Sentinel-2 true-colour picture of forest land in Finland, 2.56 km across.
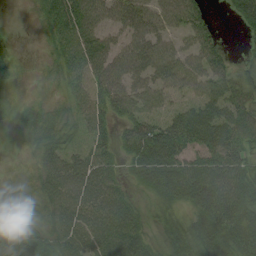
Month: August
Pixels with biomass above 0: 86%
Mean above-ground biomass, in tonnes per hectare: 51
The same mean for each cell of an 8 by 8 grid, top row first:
2 42 75 54 60 54 23 49
11 18 66 51 60 39 47 11
21 13 43 70 50 55 62 61
20 30 39 54 65 64 78 66
10 51 37 45 91 85 69 55
14 59 77 48 58 87 92 66
18 40 67 70 26 39 80 71
65 45 70 78 44 56 60 62
